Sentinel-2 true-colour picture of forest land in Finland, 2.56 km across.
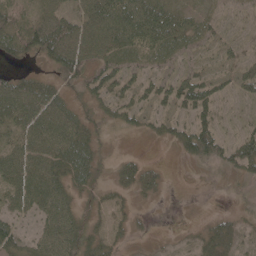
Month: May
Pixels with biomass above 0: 64%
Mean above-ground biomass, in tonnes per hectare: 31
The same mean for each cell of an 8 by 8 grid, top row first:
28 48 39 61 60 44 29 10
34 56 52 49 45 36 27 16
32 22 30 48 35 45 41 36
58 58 21 29 31 37 35 6
40 57 49 5 1 24 56 47
57 55 38 11 32 0 2 19
36 47 20 17 4 0 1 4
35 47 39 21 3 3 25 14
